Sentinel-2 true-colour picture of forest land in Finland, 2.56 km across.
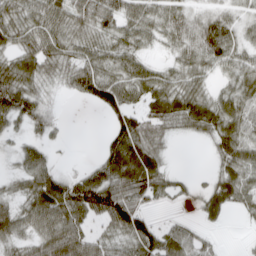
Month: April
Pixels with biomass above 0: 76%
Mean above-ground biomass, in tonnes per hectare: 45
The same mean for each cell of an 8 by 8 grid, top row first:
48 61 55 54 51 43 39 23
46 56 46 45 30 38 76 39
69 25 62 61 61 44 28 45
67 27 0 45 49 66 68 54
21 26 0 48 64 5 21 64
32 69 35 75 80 21 17 62
42 90 65 90 38 5 39 26
40 69 64 37 71 54 17 2
